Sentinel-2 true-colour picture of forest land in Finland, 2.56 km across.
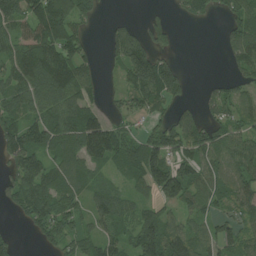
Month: July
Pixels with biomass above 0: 73%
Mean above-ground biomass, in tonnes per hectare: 81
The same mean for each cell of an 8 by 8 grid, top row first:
134 180 73 9 18 18 38 80
82 141 63 71 122 22 0 109
98 145 99 16 166 90 10 66
86 94 118 30 52 44 45 74
117 98 127 156 105 105 110 78
98 100 78 37 108 123 75 92
58 109 59 94 51 66 61 82
27 56 65 72 150 105 69 88
